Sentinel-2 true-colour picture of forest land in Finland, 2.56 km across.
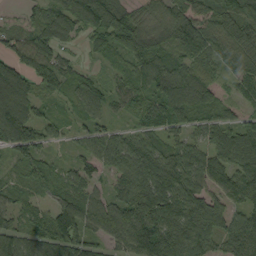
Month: September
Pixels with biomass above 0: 90%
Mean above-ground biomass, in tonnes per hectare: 77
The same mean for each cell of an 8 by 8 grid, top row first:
10 79 112 101 51 73 80 103
67 92 27 74 103 67 75 94
72 78 62 39 82 98 50 59
104 38 55 45 72 87 74 39
101 49 38 80 71 63 70 90
31 68 64 50 106 112 90 106
47 59 122 79 122 100 119 63
100 101 105 62 110 122 92 91
